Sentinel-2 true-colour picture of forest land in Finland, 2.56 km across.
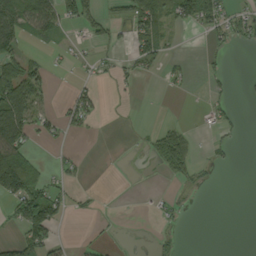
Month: September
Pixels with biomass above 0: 32%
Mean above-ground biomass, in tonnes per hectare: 28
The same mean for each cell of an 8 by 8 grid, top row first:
72 74 62 20 70 56 65 28
39 9 7 18 61 5 13 10
107 32 11 15 9 13 10 2
125 23 53 0 1 0 15 5
104 13 1 0 7 77 9 5
182 23 11 0 1 22 5 0
66 120 8 1 1 12 0 0
15 68 5 4 1 7 0 0
